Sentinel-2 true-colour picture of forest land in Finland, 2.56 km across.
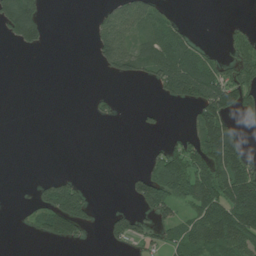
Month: July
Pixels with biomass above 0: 37%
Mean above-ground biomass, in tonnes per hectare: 42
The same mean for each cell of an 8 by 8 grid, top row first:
143 16 0 53 70 19 0 1
23 13 0 99 70 91 20 47
0 0 0 16 28 118 93 64
0 0 0 12 9 0 111 43
0 0 0 0 3 19 117 63
0 11 10 0 60 115 106 111
5 89 79 13 59 57 99 123
0 30 21 43 40 49 108 90
